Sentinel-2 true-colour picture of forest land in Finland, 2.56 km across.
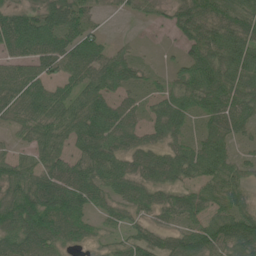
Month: June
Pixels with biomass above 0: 87%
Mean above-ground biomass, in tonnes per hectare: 64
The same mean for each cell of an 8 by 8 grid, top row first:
61 76 59 10 17 63 95 88
78 101 95 36 7 20 99 89
89 68 77 79 35 39 87 75
61 80 68 68 39 66 64 72
26 66 60 71 50 47 68 36
74 77 74 75 60 57 70 55
89 93 67 45 49 67 59 73
68 68 39 27 61 65 84 121
